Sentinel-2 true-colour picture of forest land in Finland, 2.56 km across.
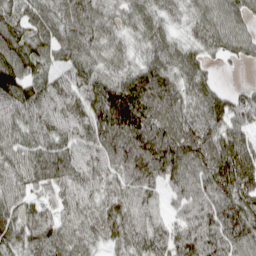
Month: April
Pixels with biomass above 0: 94%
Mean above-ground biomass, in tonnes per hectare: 98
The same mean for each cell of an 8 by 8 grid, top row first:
75 80 121 69 78 48 87 84
118 100 106 70 58 76 66 84
148 100 119 84 120 89 60 9
115 119 99 148 126 100 100 117
100 108 98 118 144 129 105 92
88 118 76 87 119 114 131 136
84 56 65 87 92 57 133 120
99 108 87 68 99 102 136 133
